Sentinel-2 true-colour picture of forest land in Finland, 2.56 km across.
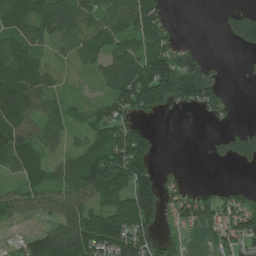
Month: June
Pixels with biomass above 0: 68%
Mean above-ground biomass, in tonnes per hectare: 72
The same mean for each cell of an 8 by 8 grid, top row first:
100 98 86 98 119 7 0 84
87 40 78 74 84 64 5 35
114 59 9 89 180 187 99 3
116 69 32 74 88 31 46 2
116 75 39 130 115 0 17 96
48 64 117 164 90 15 0 2
60 64 76 83 143 51 73 79
20 128 139 134 77 23 16 75
